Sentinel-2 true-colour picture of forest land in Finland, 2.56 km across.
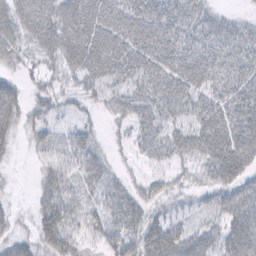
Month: February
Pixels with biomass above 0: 82%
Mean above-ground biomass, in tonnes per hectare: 40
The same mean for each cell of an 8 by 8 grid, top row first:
54 58 71 66 67 51 34 13
40 43 70 66 67 62 50 45
17 19 30 45 48 61 54 47
31 23 16 24 39 44 53 51
14 26 41 11 29 41 57 62
3 30 38 25 16 17 27 44
10 43 36 44 34 14 23 54
29 44 30 50 53 53 37 73
